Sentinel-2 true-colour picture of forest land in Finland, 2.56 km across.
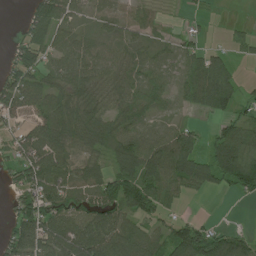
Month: July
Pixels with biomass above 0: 75%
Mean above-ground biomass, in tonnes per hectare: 64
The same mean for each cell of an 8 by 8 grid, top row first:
3 126 38 52 39 3 12 1
48 69 69 58 56 35 34 26
94 59 75 66 59 44 119 34
68 78 96 63 54 21 49 43
59 90 62 76 75 90 39 101
53 117 66 76 99 93 79 108
57 81 70 91 83 24 0 1
80 100 110 99 82 96 100 68
